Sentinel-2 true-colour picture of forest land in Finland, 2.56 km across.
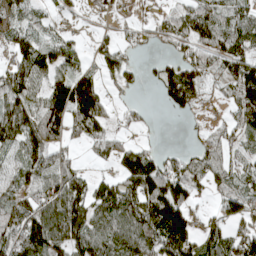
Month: April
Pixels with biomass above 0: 71%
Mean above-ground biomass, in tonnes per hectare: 62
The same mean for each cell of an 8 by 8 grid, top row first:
51 24 13 15 6 59 76 51
49 61 30 42 15 36 67 66
70 69 94 42 21 72 33 116
98 111 121 28 17 23 7 72
67 80 27 48 22 4 45 32
56 76 56 42 159 95 75 54
81 94 117 108 100 45 16 72
91 140 102 95 106 72 68 91
